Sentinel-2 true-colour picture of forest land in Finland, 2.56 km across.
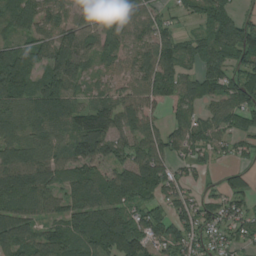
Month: August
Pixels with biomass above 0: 84%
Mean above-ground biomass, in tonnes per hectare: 83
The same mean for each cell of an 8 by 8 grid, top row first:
89 84 71 84 71 25 88 51
73 87 103 68 69 104 112 120
126 85 74 45 89 94 84 89
95 122 90 94 137 71 46 105
99 91 117 82 90 63 71 42
117 89 90 78 125 53 21 34
96 65 99 102 68 65 44 53
101 88 96 153 98 83 47 47
